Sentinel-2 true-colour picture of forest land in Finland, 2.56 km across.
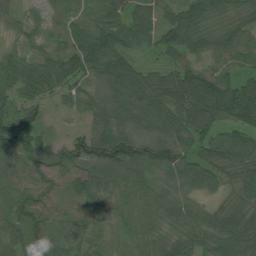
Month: July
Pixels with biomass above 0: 97%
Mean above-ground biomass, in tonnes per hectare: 72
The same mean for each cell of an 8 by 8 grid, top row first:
33 40 56 76 67 69 77 60
38 46 93 98 35 81 65 69
77 94 69 102 80 99 100 78
82 33 41 83 85 85 125 111
126 58 99 136 116 98 70 86
68 79 77 71 58 70 63 69
81 67 50 48 48 50 38 63
73 73 49 36 43 53 58 87
